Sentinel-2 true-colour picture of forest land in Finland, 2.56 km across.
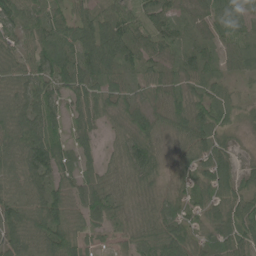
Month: June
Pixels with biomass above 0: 91%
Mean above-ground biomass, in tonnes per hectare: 60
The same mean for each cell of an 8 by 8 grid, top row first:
80 60 48 49 76 47 55 58
49 82 68 85 58 45 36 49
58 67 74 57 40 55 48 18
71 78 52 47 64 85 78 40
73 107 39 28 84 49 61 13
64 66 56 48 77 44 64 45
65 89 68 70 55 52 56 67
62 82 60 30 69 86 40 65
